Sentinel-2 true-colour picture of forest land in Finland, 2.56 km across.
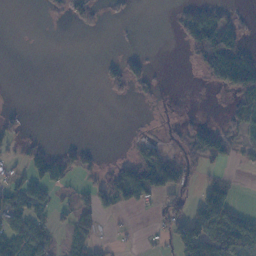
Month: November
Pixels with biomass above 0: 36%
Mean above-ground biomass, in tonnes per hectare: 35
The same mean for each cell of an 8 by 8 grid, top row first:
0 9 30 7 0 20 65 25
0 0 0 2 2 3 118 71
0 0 0 27 35 0 37 149
11 0 0 0 2 4 0 61
29 15 18 0 29 24 98 36
22 79 27 62 116 75 28 5
69 34 43 39 21 54 139 25
60 33 43 6 3 79 153 95
